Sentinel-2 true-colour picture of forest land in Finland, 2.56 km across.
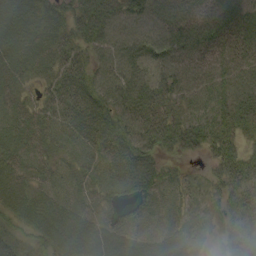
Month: September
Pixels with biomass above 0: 89%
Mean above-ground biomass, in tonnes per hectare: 37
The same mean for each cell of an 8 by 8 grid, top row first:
32 34 32 31 33 47 42 49
35 35 31 22 37 53 49 47
29 25 42 29 33 47 39 43
32 32 46 40 49 29 33 52
32 34 38 43 46 33 39 34
39 28 29 37 43 20 22 60
39 42 32 34 37 26 20 40
23 37 55 53 40 37 25 39
